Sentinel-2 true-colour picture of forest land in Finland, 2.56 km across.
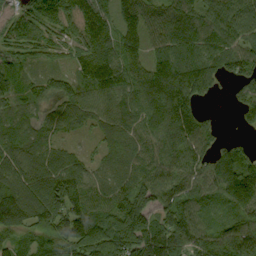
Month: September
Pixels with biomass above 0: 91%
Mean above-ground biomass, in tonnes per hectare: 102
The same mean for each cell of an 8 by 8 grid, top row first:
51 74 70 79 99 122 115 120
57 50 68 98 91 131 125 107
82 77 89 124 114 160 96 116
96 71 83 84 102 154 28 70
118 81 27 53 83 109 80 51
124 142 118 66 98 105 115 168
175 165 140 111 140 114 68 103
70 88 161 132 163 152 103 114
